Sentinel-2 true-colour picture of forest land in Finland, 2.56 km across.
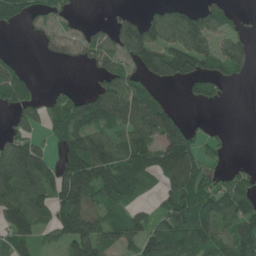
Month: June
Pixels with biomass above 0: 64%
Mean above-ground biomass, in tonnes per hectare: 75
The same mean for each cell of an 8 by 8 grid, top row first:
70 50 15 19 38 87 85 17
3 22 41 74 120 101 69 63
71 3 2 86 64 73 75 20
52 63 95 109 115 49 3 0
90 32 127 104 103 152 31 0
159 97 182 117 103 116 44 42
140 94 142 77 31 93 100 101
95 38 171 80 86 110 99 110
